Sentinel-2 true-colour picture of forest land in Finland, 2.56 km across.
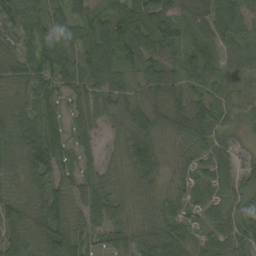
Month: September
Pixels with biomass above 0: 91%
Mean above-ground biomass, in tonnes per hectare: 60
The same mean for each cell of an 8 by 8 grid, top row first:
80 60 48 49 76 47 55 58
49 82 68 85 58 45 36 49
58 67 74 57 40 55 48 18
71 78 52 47 64 85 78 40
73 107 39 28 84 49 61 13
64 66 56 48 77 44 64 45
65 89 68 70 55 52 56 67
62 82 60 30 69 86 40 65
